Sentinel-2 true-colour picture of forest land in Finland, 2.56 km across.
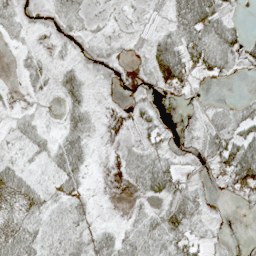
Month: May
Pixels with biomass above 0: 59%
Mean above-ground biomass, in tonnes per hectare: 24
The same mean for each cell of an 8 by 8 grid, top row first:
24 19 18 6 9 39 65 11
7 7 14 10 20 55 68 38
3 16 28 10 9 46 15 4
9 4 27 1 16 2 16 21
23 26 39 8 25 11 34 60
43 22 30 2 47 31 7 61
30 30 20 1 13 43 9 6
55 35 28 28 49 36 13 0
